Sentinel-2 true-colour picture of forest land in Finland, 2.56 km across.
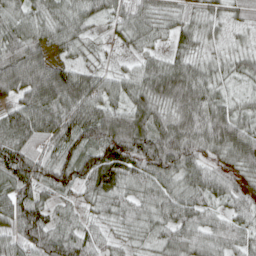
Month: April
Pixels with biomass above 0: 96%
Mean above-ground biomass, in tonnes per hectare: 68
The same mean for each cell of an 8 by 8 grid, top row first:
59 56 54 39 60 41 42 33
84 61 35 16 38 36 25 26
126 125 84 43 66 99 59 36
81 103 103 77 79 73 89 56
93 78 65 98 90 104 87 110
103 77 80 91 76 72 66 70
95 55 32 60 60 75 50 56
68 97 64 34 34 65 71 56
